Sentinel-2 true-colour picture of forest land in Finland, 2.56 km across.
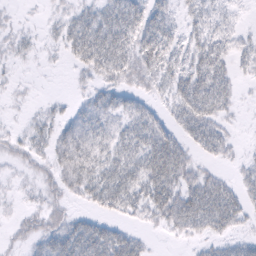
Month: February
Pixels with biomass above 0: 73%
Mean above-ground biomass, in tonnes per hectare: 25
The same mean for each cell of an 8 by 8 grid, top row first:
5 8 24 35 37 18 31 8
13 7 39 50 43 25 39 22
6 1 8 28 28 33 51 13
3 12 20 27 24 27 43 6
14 23 38 30 41 35 33 7
6 17 34 36 39 43 25 16
6 23 8 24 28 47 52 33
12 29 46 40 12 7 19 18
